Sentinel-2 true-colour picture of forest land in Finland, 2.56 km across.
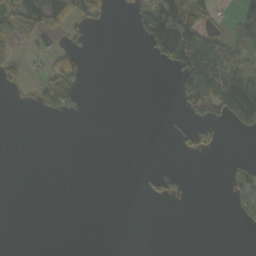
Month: October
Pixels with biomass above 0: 22%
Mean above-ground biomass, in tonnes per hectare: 25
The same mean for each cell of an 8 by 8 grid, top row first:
81 87 53 15 56 112 32 49
22 23 28 0 16 129 84 45
21 75 43 0 0 28 109 115
2 30 16 0 0 7 78 149
0 0 0 0 0 8 22 0
0 0 0 0 9 15 0 25
0 0 0 0 0 0 0 22
0 0 0 0 0 0 0 0
